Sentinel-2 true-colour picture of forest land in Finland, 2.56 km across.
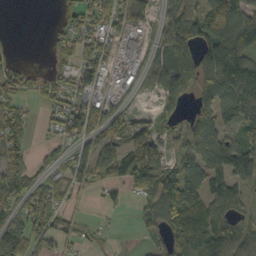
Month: October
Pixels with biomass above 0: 70%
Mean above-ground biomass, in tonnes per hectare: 74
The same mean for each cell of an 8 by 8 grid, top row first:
0 0 79 110 72 118 99 112
22 10 68 74 47 166 131 135
67 33 96 33 48 169 115 159
53 25 101 68 14 58 99 86
63 13 62 83 127 35 120 65
79 42 75 80 136 94 106 81
63 89 16 15 50 151 97 59
111 70 28 11 18 60 95 89
